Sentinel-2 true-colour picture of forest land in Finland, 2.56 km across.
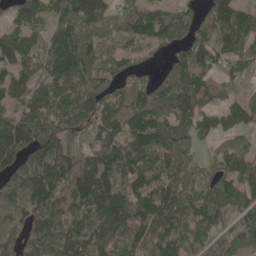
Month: May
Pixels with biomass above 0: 89%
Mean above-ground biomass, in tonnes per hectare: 108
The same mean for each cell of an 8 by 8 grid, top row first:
59 74 161 97 119 86 75 93
125 133 150 54 60 77 92 86
90 113 129 70 62 168 85 57
85 128 130 97 145 141 78 85
168 103 59 103 113 164 35 59
128 134 160 155 107 127 59 122
92 121 133 164 118 140 106 116
90 130 138 129 126 123 95 117
